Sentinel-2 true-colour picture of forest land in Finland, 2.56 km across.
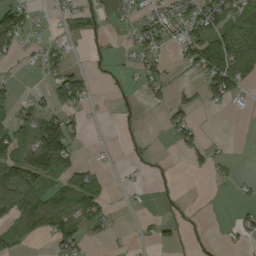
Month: September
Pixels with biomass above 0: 42%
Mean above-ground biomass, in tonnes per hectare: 35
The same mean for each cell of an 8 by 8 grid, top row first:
61 10 47 18 39 49 55 64
50 33 4 7 52 32 119 101
6 29 42 5 43 11 77 70
29 43 33 5 9 43 9 8
73 144 17 2 8 32 20 0
103 89 51 7 6 3 19 4
86 91 79 13 3 3 1 13
38 34 59 10 9 17 2 19
